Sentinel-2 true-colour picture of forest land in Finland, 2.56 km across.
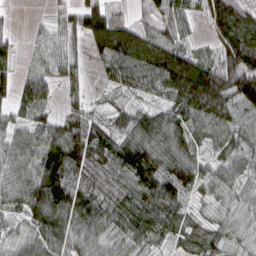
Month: March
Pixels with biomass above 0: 89%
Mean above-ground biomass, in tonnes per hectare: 73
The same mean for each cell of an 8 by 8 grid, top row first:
9 16 85 72 41 81 87 107
39 42 35 109 122 86 30 157
50 52 38 45 88 155 144 134
47 40 59 47 57 90 107 47
74 98 120 97 107 102 45 52
76 114 71 47 109 102 53 52
61 120 100 64 90 69 31 47
46 88 69 56 56 39 68 38
